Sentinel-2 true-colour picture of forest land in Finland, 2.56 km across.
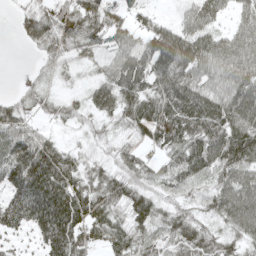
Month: May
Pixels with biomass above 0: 88%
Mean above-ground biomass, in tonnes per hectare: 71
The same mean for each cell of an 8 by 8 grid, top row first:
20 79 88 65 41 24 72 38
4 56 63 70 76 124 84 77
4 31 22 86 99 114 75 89
56 32 34 64 92 111 122 110
88 53 19 33 39 87 123 128
102 139 65 55 48 78 80 92
115 157 104 57 69 42 56 112
38 100 68 69 53 62 63 56
